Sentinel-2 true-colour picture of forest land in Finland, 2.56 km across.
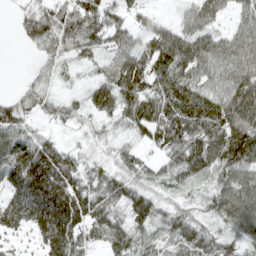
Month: April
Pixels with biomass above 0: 88%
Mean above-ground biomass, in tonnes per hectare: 71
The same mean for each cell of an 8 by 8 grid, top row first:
20 79 88 65 41 24 72 38
4 56 63 70 76 124 84 77
4 31 22 86 99 114 75 89
56 32 34 64 92 111 122 110
88 53 19 33 39 87 123 128
102 139 65 55 48 78 80 92
115 157 104 57 69 42 56 112
38 100 68 69 53 62 63 56
